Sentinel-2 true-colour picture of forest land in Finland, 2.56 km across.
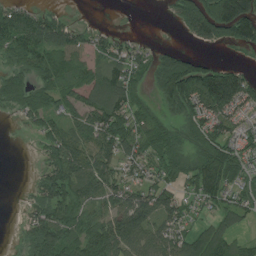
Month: July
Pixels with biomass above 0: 72%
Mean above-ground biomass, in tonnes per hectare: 70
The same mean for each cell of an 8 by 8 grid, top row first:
87 47 1 1 0 51 167 188
93 99 53 61 36 23 32 52
61 70 65 112 50 172 135 85
44 83 74 114 64 65 94 56
0 57 63 85 78 61 90 61
0 68 94 64 50 62 126 55
3 94 78 53 98 77 40 71
7 114 97 112 85 72 99 38
